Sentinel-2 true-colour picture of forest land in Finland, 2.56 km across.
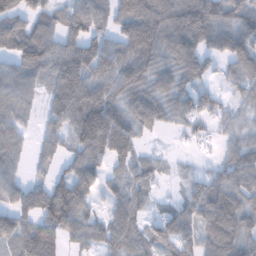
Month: January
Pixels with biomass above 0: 83%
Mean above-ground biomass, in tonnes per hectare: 82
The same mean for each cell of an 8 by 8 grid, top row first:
76 68 114 90 122 125 137 98
97 105 118 86 121 121 88 129
110 77 124 106 88 81 45 81
77 65 141 121 99 76 62 38
70 51 95 124 24 7 24 68
59 48 103 38 57 14 52 94
81 116 95 45 42 54 103 88
81 103 62 68 61 90 70 90
